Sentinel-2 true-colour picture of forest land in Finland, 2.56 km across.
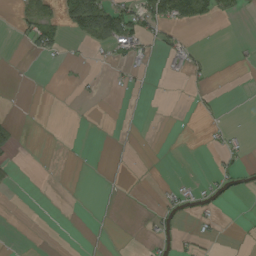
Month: August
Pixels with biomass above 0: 14%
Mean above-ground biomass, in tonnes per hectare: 10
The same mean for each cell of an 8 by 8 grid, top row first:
12 24 99 78 60 65 36 9
2 38 4 28 23 26 2 1
0 0 5 5 6 5 9 0
0 0 0 0 3 0 5 0
10 0 1 3 1 0 5 7
5 0 0 3 0 1 5 18
0 0 0 3 0 17 11 0
0 0 1 2 6 10 9 1
